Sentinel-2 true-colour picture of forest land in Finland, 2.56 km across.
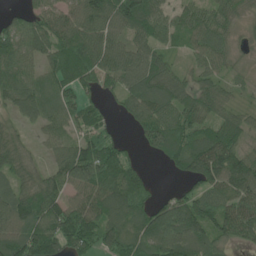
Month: June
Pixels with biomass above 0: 86%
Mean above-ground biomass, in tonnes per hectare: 82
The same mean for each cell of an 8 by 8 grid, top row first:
42 77 103 107 118 58 73 49
79 97 121 83 77 36 84 30
78 71 98 70 98 66 61 27
65 67 57 19 101 87 68 46
67 45 84 58 58 93 111 66
79 71 120 109 44 30 137 145
125 106 94 112 75 98 93 106
104 134 104 103 91 115 90 56
